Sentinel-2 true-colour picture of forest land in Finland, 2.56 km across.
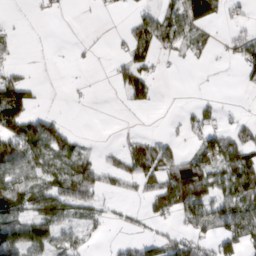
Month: March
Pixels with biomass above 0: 44%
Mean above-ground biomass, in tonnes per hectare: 36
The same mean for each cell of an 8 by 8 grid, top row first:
1 6 0 2 30 53 87 9
11 0 2 4 41 35 24 34
47 0 1 13 46 0 0 12
91 14 0 0 9 2 17 4
73 85 20 5 36 16 57 68
62 44 69 32 54 87 71 88
61 91 46 13 19 69 65 73
90 72 24 6 35 48 32 66
